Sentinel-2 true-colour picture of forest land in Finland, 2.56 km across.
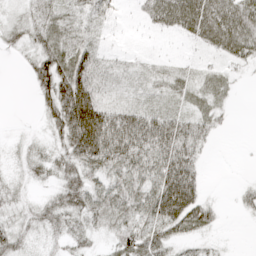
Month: April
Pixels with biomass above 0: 80%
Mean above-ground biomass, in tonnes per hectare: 38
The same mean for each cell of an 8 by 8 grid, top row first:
15 38 30 27 26 68 73 63
17 48 46 13 7 6 29 49
0 64 96 15 14 25 25 9
0 34 148 61 50 33 30 0
9 19 96 109 93 83 17 0
12 19 46 46 53 102 8 2
14 30 41 47 52 102 39 12
33 17 22 24 50 31 13 0
